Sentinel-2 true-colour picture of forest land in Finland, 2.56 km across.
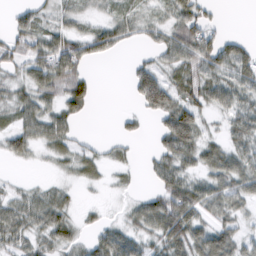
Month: February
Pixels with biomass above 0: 70%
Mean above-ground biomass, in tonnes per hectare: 38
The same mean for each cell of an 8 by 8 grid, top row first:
24 21 26 25 24 55 28 0
39 61 53 43 20 66 68 38
26 65 55 0 63 42 55 55
36 47 33 3 30 70 26 45
43 40 21 13 3 70 32 43
5 7 29 9 10 52 43 59
50 66 14 4 48 96 51 31
40 37 24 56 35 70 66 36
